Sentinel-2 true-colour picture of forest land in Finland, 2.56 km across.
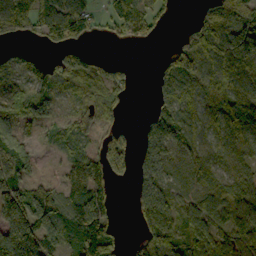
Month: October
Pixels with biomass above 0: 73%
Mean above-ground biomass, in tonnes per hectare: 75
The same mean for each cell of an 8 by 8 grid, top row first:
98 69 86 65 60 8 57 96
26 30 45 8 12 26 87 176
35 91 82 86 0 101 69 101
71 63 55 50 20 89 58 106
129 25 38 103 84 71 61 83
107 16 86 74 69 27 70 63
138 131 116 49 123 82 90 106
180 125 98 75 77 77 106 95
